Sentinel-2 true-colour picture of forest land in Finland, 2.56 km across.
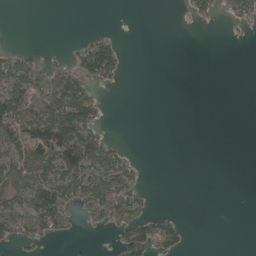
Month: May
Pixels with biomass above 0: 32%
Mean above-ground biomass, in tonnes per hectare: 36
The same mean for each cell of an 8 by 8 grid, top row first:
0 0 0 0 0 0 27 48
11 2 38 56 0 0 0 0
102 99 81 34 0 0 0 0
146 95 125 1 0 0 0 0
92 121 191 39 0 0 0 0
65 66 94 83 10 0 0 0
74 152 58 118 37 0 0 0
42 29 6 12 98 59 0 0
